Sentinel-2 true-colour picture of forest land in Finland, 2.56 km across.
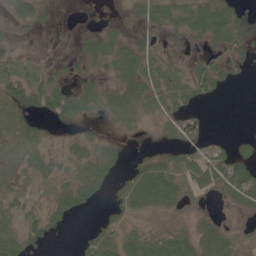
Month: June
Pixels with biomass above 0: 67%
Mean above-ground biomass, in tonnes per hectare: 34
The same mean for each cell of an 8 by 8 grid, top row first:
37 9 0 3 28 40 75 26
23 3 20 44 44 12 20 31
65 37 26 33 66 47 53 9
53 43 44 48 42 39 5 0
52 22 25 24 5 32 41 22
33 24 50 44 72 55 62 79
44 35 34 17 35 23 6 22
58 21 10 41 47 54 61 20
